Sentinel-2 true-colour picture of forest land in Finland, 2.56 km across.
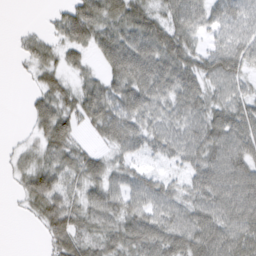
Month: March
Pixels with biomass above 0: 81%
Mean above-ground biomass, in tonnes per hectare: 47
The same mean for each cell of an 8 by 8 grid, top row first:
0 10 72 58 58 51 44 48
10 33 42 66 72 72 31 55
2 34 26 48 74 70 49 43
0 56 53 64 53 47 55 62
8 46 26 40 40 53 71 67
17 58 47 43 38 21 68 75
5 66 52 55 56 52 62 74
0 28 55 49 74 66 76 70
